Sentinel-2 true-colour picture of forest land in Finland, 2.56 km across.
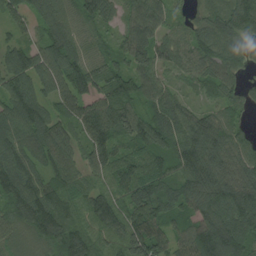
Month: August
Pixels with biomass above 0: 95%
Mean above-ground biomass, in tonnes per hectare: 88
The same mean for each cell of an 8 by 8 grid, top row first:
63 97 75 59 86 36 67 97
71 102 79 62 85 67 97 70
100 94 113 106 73 40 67 46
108 74 78 114 70 85 61 41
98 90 58 92 85 99 134 80
114 73 64 82 112 94 141 113
92 127 69 109 121 75 110 126
77 102 91 71 136 76 151 109
